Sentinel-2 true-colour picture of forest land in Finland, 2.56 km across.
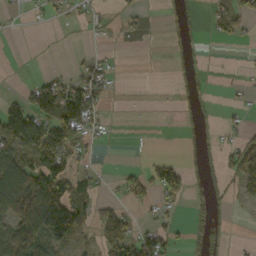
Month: October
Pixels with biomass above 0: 37%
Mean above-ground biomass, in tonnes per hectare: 36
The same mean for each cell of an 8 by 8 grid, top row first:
3 20 13 10 12 15 20 52
0 0 2 5 1 14 2 5
2 31 52 23 0 6 2 5
85 97 131 4 0 7 3 11
79 105 49 3 0 0 11 53
118 128 52 6 50 61 12 72
105 165 59 52 19 19 7 6
95 86 29 82 75 24 13 4
